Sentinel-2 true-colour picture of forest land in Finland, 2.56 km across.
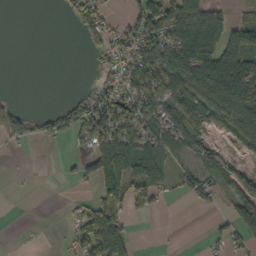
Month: October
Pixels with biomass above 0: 49%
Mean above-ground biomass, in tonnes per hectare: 44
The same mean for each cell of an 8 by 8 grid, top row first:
0 0 64 21 84 109 87 20
0 0 14 62 81 93 95 93
0 0 1 47 80 81 95 98
53 20 72 98 75 68 63 80
32 15 20 89 67 55 28 34
1 1 31 94 104 41 36 35
0 0 24 77 32 0 16 36
0 1 61 96 0 0 16 32
